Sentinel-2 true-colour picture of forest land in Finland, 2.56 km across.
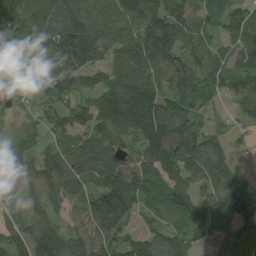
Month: August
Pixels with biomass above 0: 89%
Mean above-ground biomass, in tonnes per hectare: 118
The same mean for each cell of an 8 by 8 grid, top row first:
201 150 149 111 155 128 69 80
132 141 215 103 173 140 65 108
67 129 79 110 129 123 101 91
47 69 106 172 173 159 43 62
96 64 93 122 156 167 111 22
73 132 141 155 139 117 119 44
44 102 83 237 68 133 122 195
106 151 124 129 118 123 71 208
